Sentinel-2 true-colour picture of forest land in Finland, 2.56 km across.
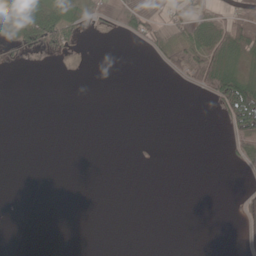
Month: May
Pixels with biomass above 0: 20%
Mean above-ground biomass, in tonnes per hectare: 12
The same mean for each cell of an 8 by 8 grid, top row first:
56 57 37 18 32 19 26 38
18 32 8 0 10 35 62 65
0 0 0 0 0 3 60 58
0 0 0 0 0 0 1 86
0 0 0 0 2 0 0 24
0 0 0 0 0 0 0 1
0 0 0 0 0 0 0 21
0 0 0 0 0 0 0 8
